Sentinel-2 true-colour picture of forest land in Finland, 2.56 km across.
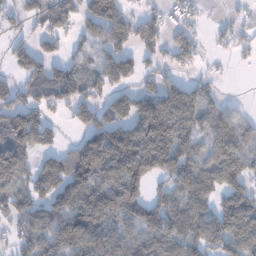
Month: January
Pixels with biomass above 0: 72%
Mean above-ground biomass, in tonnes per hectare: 89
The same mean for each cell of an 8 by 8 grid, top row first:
46 82 80 110 53 43 9 20
53 39 39 88 62 98 28 48
42 81 91 118 42 46 29 0
113 58 88 95 113 167 88 40
116 52 81 156 173 153 96 141
90 95 153 107 130 96 101 106
83 81 140 141 130 90 81 157
65 83 130 83 95 111 132 134
